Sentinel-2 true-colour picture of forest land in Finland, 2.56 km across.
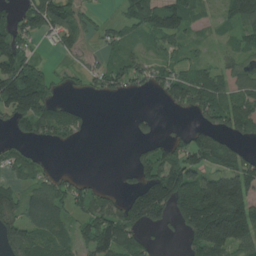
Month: July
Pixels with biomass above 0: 63%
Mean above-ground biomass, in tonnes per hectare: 87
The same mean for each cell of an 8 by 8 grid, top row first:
74 167 60 15 117 117 23 117
126 20 54 44 36 53 17 60
197 88 36 95 68 99 84 71
152 118 33 0 15 31 114 140
50 39 15 0 44 73 129 56
50 65 33 2 103 175 115 176
96 131 71 99 195 127 260 203
95 93 76 162 60 7 211 125
